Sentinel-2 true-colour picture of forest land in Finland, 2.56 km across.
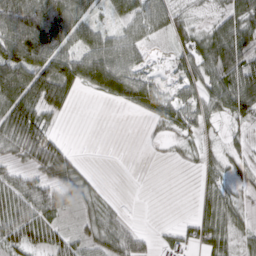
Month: March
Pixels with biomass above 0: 67%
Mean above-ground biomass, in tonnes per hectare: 47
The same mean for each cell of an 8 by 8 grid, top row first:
96 101 59 31 62 38 16 62
116 106 52 72 33 32 71 75
111 129 83 122 41 26 61 101
98 58 1 2 38 57 46 67
52 42 1 0 2 14 15 17
43 54 45 0 0 0 28 26
66 60 37 20 0 0 42 32
67 51 34 50 25 34 52 33
